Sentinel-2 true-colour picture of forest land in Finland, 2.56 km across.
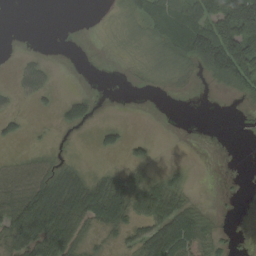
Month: September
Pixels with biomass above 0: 50%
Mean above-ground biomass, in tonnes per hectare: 39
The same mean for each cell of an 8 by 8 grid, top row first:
0 0 0 4 55 79 109 218
1 1 0 5 10 79 217 182
16 22 0 1 9 12 43 135
14 8 56 1 0 0 0 8
10 4 2 25 18 0 0 2
37 45 31 40 33 18 0 2
86 119 100 109 65 65 10 5
62 97 39 14 57 89 38 4
